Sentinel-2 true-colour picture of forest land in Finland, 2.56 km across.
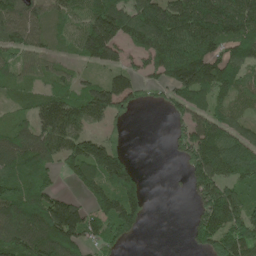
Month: May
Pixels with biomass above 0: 76%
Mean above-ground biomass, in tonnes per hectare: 111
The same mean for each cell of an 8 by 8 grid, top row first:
114 84 97 167 147 167 194 174
93 54 97 123 122 196 157 123
76 71 62 80 54 152 170 107
57 154 145 82 10 64 112 66
120 133 128 64 0 54 178 121
156 108 107 170 26 5 177 138
163 171 91 160 77 0 154 142
158 191 107 87 7 0 150 171
